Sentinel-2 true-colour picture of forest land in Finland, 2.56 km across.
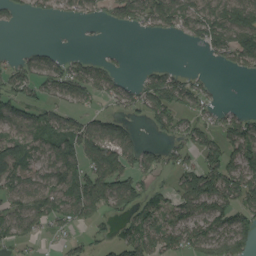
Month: August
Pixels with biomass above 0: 61%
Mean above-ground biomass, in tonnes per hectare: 61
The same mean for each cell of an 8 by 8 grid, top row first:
20 26 33 37 85 96 100 94
9 18 6 5 0 1 50 109
72 69 80 51 44 62 16 7
87 61 43 37 54 72 35 32
88 79 101 113 39 47 72 101
81 66 99 114 48 46 114 103
61 82 96 60 79 77 87 76
55 9 25 39 88 69 89 93
